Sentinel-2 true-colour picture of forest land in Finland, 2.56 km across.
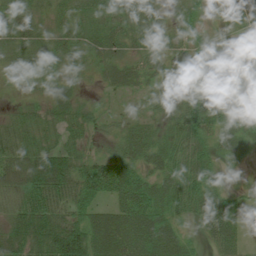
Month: July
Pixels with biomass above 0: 88%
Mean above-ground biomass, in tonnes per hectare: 46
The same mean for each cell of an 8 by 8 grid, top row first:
55 34 48 44 42 33 18 59
47 45 47 48 37 29 27 6
10 23 14 33 29 22 36 20
21 31 38 14 23 50 69 37
59 34 33 25 43 45 42 35
71 132 71 76 39 54 41 5
64 80 54 46 71 48 62 42
85 115 111 85 73 52 38 49
